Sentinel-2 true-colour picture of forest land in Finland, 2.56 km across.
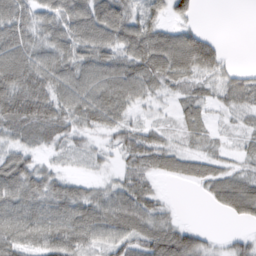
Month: February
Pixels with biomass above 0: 81%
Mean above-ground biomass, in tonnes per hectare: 53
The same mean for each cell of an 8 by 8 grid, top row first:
71 53 78 93 59 44 0 0
85 62 69 70 89 93 74 0
92 78 73 80 68 46 35 43
92 78 66 67 18 23 29 34
41 34 23 30 64 25 21 17
80 51 16 20 50 33 50 44
66 61 69 81 76 9 9 66
65 72 72 62 78 96 24 29
